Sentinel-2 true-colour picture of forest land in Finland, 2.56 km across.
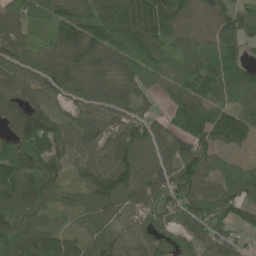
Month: May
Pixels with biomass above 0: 92%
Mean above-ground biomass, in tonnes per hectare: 106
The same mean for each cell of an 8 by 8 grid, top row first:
98 94 146 152 150 139 115 116
100 78 133 151 166 86 114 89
76 98 119 123 107 114 157 131
116 115 65 90 60 118 145 110
146 162 101 102 101 92 115 63
137 122 60 123 84 118 95 82
114 77 61 77 80 112 133 107
129 94 71 75 64 59 77 54
